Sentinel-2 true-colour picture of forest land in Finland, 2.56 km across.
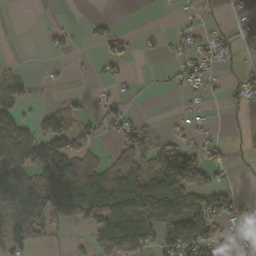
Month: October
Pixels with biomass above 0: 45%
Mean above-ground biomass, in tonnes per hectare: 46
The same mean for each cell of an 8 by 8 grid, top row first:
0 2 1 9 0 7 6 8
0 13 4 39 4 23 50 20
51 5 3 28 3 20 33 18
58 34 23 39 7 6 8 6
106 107 63 22 54 52 40 2
55 67 95 88 100 164 57 1
86 107 136 135 120 77 82 50
65 26 7 90 86 148 102 45
